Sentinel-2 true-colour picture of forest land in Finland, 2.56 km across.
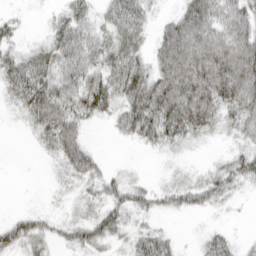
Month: March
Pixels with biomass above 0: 71%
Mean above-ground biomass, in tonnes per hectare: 37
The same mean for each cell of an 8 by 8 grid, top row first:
11 10 39 38 34 34 66 55
27 36 55 45 27 84 77 75
60 49 52 48 59 86 81 88
19 63 45 37 77 81 59 53
0 28 38 4 21 27 10 25
0 6 37 20 8 18 27 50
4 8 22 43 29 27 23 4
49 27 43 35 41 11 25 10
